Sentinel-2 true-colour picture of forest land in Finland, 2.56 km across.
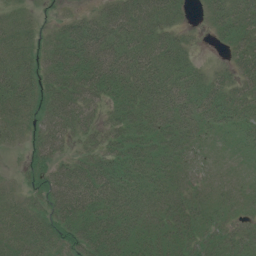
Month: July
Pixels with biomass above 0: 89%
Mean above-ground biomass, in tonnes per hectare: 37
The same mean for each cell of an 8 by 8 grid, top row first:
16 5 23 51 59 29 31 52
37 35 67 55 53 40 4 36
51 42 65 66 56 47 28 38
41 48 51 29 51 51 41 38
11 48 19 36 40 34 14 21
6 35 55 54 42 25 9 8
25 36 61 52 43 31 21 14
42 35 49 58 35 37 27 27
